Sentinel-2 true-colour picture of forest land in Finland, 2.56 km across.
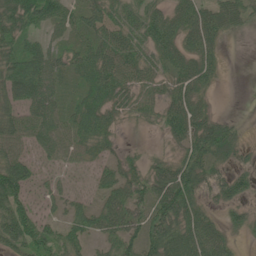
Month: June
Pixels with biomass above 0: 75%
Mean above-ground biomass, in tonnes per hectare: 45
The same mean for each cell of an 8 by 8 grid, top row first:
76 62 43 47 59 56 57 46
42 39 34 66 49 58 49 0
63 49 36 74 47 54 38 0
47 58 49 33 27 59 33 2
54 50 43 18 3 27 71 31
78 16 9 37 45 77 40 45
71 17 29 60 47 90 28 35
64 51 35 43 75 71 60 14
